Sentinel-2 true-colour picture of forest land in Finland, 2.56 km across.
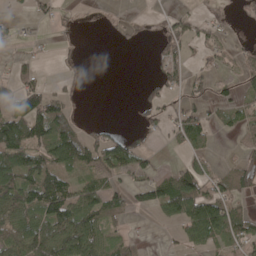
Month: May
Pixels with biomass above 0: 48%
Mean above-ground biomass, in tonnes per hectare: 42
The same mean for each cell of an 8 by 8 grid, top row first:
12 17 3 4 5 24 8 6
7 3 1 3 3 40 33 13
42 9 5 0 8 33 28 36
92 118 8 0 20 33 32 43
113 106 91 66 8 20 31 19
98 97 38 38 40 69 51 42
82 102 83 49 36 94 124 29
72 84 99 36 8 18 68 58
